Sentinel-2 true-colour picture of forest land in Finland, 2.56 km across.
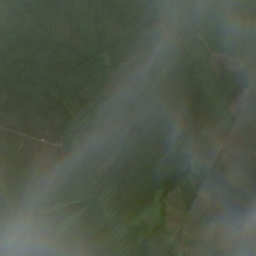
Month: July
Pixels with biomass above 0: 98%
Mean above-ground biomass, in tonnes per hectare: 53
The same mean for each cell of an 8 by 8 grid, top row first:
49 40 17 39 47 40 41 32
49 39 22 28 38 77 30 34
52 49 42 32 57 53 33 40
78 75 49 35 81 68 47 24
57 55 53 52 65 73 47 6
67 61 51 48 73 73 38 18
94 106 78 51 43 31 43 82
69 115 80 54 80 29 47 92
